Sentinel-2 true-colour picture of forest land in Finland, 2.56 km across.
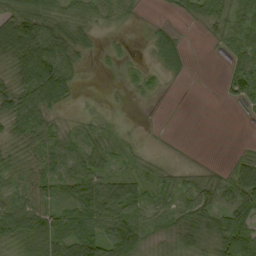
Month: September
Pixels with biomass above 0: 71%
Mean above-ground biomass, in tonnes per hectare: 39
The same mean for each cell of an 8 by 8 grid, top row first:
78 70 50 34 7 10 45 53
101 93 54 10 6 41 3 45
49 102 20 1 20 8 0 54
66 51 9 5 1 0 0 4
39 48 43 26 6 1 0 2
40 40 59 42 27 19 18 51
47 44 62 78 39 35 41 65
46 68 75 108 56 39 37 97
